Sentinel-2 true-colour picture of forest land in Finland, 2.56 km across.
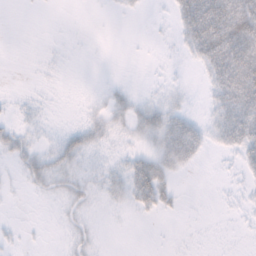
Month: November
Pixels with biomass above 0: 39%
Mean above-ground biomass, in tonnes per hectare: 18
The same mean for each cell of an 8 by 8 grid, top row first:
0 0 0 3 3 29 108 101
0 1 0 0 0 6 69 102
0 2 0 3 1 4 22 98
6 3 3 22 29 28 14 63
24 10 27 8 17 56 20 44
6 28 15 19 61 20 0 10
1 1 14 7 22 12 0 5
5 1 10 0 0 0 0 1
